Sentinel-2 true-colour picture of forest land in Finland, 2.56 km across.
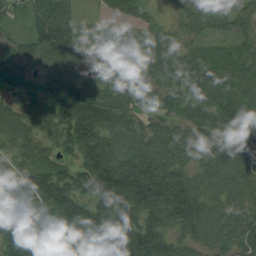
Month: August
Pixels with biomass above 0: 96%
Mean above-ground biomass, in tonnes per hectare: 90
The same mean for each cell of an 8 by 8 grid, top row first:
44 122 41 41 46 34 44 55
49 107 61 74 73 59 50 48
74 81 88 71 37 78 91 82
66 97 154 102 49 61 74 68
68 54 162 98 73 74 78 59
106 131 132 220 185 115 72 77
127 130 141 175 143 162 83 76
165 87 86 106 145 76 67 79
